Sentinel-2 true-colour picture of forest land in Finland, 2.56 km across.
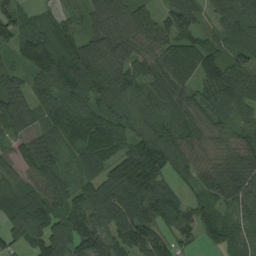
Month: August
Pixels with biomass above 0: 93%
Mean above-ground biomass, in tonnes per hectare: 97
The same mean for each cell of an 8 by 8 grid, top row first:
86 45 42 107 83 115 47 114
72 123 110 107 68 103 95 86
67 113 159 111 94 100 111 117
134 98 104 103 95 81 78 71
70 126 86 94 106 110 68 100
64 96 63 93 130 64 79 112
100 129 130 137 127 84 83 78
66 156 152 122 118 77 55 68
